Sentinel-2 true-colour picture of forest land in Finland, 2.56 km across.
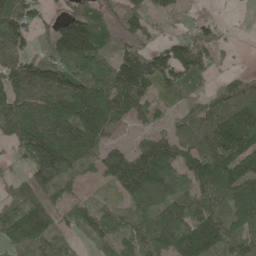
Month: May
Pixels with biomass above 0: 81%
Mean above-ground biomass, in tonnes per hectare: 112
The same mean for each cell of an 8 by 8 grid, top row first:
122 46 133 54 78 29 16 3
108 97 227 99 50 87 68 1
159 176 180 188 137 75 24 48
187 163 216 143 89 34 82 150
118 239 203 53 80 106 130 181
37 192 103 97 174 106 155 169
111 110 68 69 97 121 125 144
120 120 41 97 104 159 168 100
